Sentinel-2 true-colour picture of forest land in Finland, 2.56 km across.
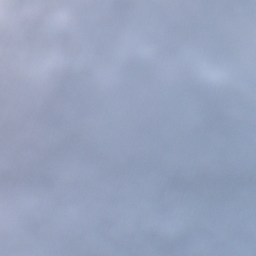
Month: December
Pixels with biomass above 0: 77%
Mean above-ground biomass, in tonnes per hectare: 92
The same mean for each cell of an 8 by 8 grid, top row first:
129 82 44 94 16 65 95 58
102 67 173 76 89 39 46 37
132 56 72 110 97 146 120 138
158 99 56 91 108 114 119 151
123 143 51 139 154 76 113 149
167 69 84 80 37 76 160 146
24 34 79 134 59 126 107 80
40 50 95 78 77 115 19 47
